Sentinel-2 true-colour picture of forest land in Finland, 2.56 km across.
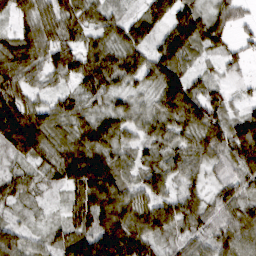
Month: March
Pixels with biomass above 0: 93%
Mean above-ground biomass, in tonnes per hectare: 74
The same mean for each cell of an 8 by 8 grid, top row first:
57 64 77 46 55 79 68 41
81 77 79 75 67 103 50 28
81 46 72 75 64 110 40 19
130 65 54 64 49 115 94 43
108 80 81 83 47 60 88 118
63 41 134 122 66 62 41 81
35 15 77 128 91 90 60 93
93 39 102 154 93 44 62 116
